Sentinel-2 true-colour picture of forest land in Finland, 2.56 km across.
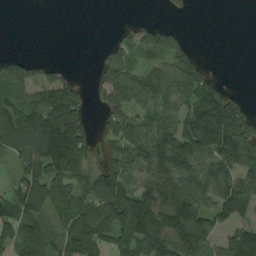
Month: August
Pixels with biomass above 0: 66%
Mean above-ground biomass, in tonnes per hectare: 86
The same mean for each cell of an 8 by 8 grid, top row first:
0 0 0 0 5 11 0 0
1 0 0 31 78 71 0 0
112 71 27 117 100 109 86 0
90 148 75 110 91 84 230 87
80 212 102 55 124 177 169 143
45 125 87 144 72 127 114 110
99 85 86 184 175 158 91 121
92 86 116 68 115 161 97 132
